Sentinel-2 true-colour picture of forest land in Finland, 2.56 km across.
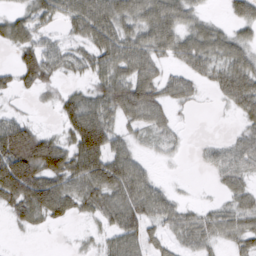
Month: March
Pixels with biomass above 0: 72%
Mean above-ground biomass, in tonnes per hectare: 45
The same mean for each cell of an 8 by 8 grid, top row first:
35 44 77 82 62 60 17 35
44 44 33 77 60 53 55 43
33 37 18 61 64 35 27 63
16 6 82 51 68 18 2 33
120 71 84 61 20 14 12 36
132 90 69 78 43 3 6 33
55 80 39 56 60 35 18 35
3 1 9 42 53 28 33 35
